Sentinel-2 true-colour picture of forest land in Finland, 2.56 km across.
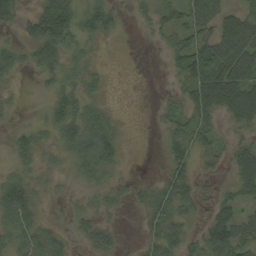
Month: September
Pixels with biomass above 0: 64%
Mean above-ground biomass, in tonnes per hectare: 35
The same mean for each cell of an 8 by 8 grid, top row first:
29 62 47 35 19 49 48 59
26 74 35 3 1 49 56 85
13 25 32 4 1 21 88 94
9 25 45 14 0 26 54 80
23 25 50 48 0 40 35 30
28 16 25 24 5 44 16 46
65 10 15 18 24 45 21 35
39 45 17 31 19 44 62 59
